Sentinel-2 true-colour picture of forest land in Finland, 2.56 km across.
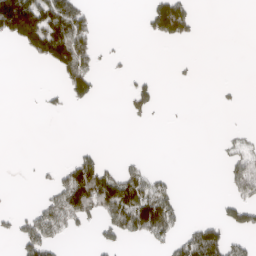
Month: April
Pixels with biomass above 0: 25%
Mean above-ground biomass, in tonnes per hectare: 46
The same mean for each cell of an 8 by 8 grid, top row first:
213 147 86 0 32 186 0 0
21 162 119 8 0 3 0 0
0 0 128 4 28 6 0 2
0 15 2 0 33 1 0 3
0 0 9 0 0 0 0 45
0 12 163 93 73 13 0 94
11 97 151 143 169 70 0 93
48 108 4 44 49 62 154 43
